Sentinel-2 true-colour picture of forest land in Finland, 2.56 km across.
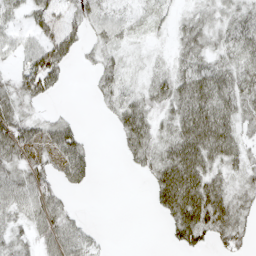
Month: April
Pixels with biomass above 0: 67%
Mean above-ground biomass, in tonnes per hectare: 32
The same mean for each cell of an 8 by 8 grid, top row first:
17 35 31 26 13 16 24 33
31 55 26 29 6 19 30 44
27 56 0 31 14 45 62 46
44 8 2 21 41 41 69 42
63 39 42 2 44 51 69 34
38 32 45 0 10 75 50 22
41 49 5 0 1 61 68 25
26 37 40 2 0 21 21 25
